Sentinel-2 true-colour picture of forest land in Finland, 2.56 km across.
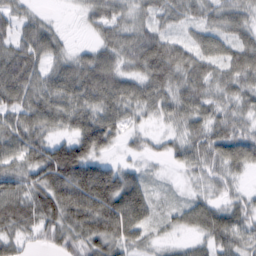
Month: February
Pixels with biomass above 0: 88%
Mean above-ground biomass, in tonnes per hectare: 60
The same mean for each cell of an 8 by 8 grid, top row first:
42 14 17 64 39 51 49 59
72 69 18 63 89 60 54 67
106 61 78 78 70 74 68 63
77 84 76 68 38 56 55 47
76 72 80 43 23 39 73 79
72 98 116 81 30 8 40 25
88 94 101 103 70 27 54 39
52 46 67 73 32 17 46 56
